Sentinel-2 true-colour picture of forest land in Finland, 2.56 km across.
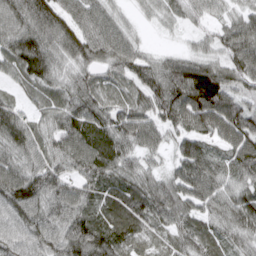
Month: March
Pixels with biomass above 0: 96%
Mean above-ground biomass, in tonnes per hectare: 71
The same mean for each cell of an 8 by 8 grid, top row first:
75 106 76 49 19 35 35 49
85 84 97 79 27 15 36 89
45 71 57 48 72 101 117 63
52 59 77 66 72 89 124 87
79 59 100 84 69 47 56 97
95 82 60 71 59 66 91 63
100 80 71 80 78 76 66 86
66 81 114 89 46 48 64 54
